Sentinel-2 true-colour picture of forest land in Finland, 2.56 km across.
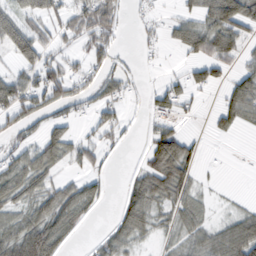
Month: February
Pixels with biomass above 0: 54%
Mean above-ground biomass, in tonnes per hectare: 41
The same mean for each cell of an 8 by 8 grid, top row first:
56 50 61 54 20 23 55 89
67 46 27 39 19 27 75 45
53 79 40 41 8 23 43 44
64 39 21 33 13 39 11 60
32 64 46 21 19 97 4 1
52 42 31 11 57 65 0 3
38 55 53 9 74 45 18 5
64 91 8 46 26 35 53 81
